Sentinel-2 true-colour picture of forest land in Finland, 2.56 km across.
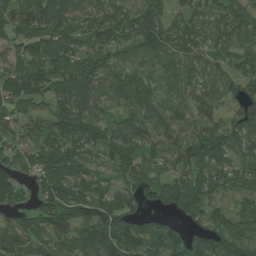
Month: July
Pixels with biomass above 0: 92%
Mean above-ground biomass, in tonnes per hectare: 84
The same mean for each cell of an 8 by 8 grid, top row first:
97 138 75 77 109 41 63 57
70 107 75 90 78 66 54 70
103 128 135 79 72 56 68 77
72 72 110 42 95 76 69 80
78 87 105 96 73 75 125 93
74 107 97 49 69 86 90 70
63 113 113 110 54 73 81 49
91 86 91 129 94 68 87 75
